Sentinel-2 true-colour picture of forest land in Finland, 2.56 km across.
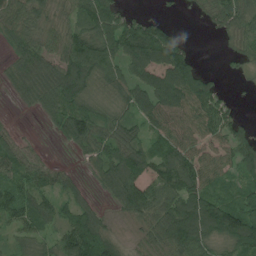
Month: July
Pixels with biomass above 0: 80%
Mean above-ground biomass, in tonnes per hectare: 80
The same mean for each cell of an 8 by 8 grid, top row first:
63 55 77 106 44 8 37 95
68 71 113 104 147 136 0 45
71 111 127 77 81 140 67 8
9 54 87 55 86 90 111 26
63 6 56 97 79 91 63 86
78 58 26 103 107 134 79 60
98 85 84 29 106 113 178 127
39 47 152 66 35 125 111 166
